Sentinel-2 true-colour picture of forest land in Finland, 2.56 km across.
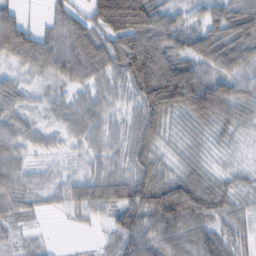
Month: February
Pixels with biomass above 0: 91%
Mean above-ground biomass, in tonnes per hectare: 61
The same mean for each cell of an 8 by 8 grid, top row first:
54 31 49 155 116 41 52 88
106 81 97 84 132 67 82 95
29 43 63 50 131 152 75 74
39 22 50 41 75 68 93 53
52 23 32 41 62 22 26 10
48 20 44 63 77 53 37 20
40 18 59 67 106 137 97 28
25 8 3 35 76 79 74 47
